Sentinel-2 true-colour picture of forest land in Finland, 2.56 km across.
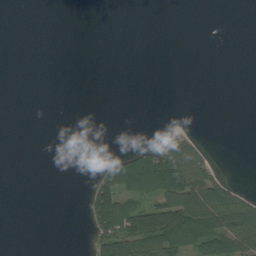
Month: August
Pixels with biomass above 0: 21%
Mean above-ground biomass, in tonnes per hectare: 29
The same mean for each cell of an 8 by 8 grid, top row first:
0 0 0 0 0 0 0 0
0 0 0 0 0 0 0 0
0 0 0 0 0 0 0 0
0 0 0 0 0 0 0 0
0 0 0 0 14 75 13 0
0 0 0 82 173 165 76 1
0 0 3 132 97 138 129 124
0 0 0 117 142 122 134 105
